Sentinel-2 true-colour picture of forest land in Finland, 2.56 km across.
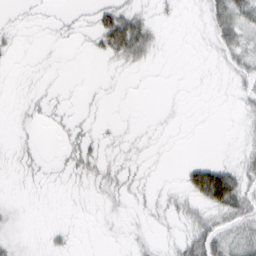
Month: February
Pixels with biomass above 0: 39%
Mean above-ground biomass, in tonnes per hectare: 11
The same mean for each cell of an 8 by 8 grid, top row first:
3 3 4 36 16 4 20 35
6 2 2 44 31 0 6 27
1 2 0 3 1 0 2 14
3 9 3 1 0 2 0 7
6 0 17 6 5 1 0 7
4 4 13 15 6 2 75 33
4 0 1 6 7 16 33 35
9 5 1 1 5 10 38 24
